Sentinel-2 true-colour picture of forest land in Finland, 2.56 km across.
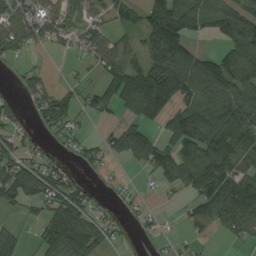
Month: August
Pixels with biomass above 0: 63%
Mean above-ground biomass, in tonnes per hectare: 66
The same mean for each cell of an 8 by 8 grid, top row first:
88 75 44 41 75 119 78 99
77 30 38 64 71 113 17 91
16 34 18 64 132 141 120 100
49 80 41 31 91 94 90 112
51 21 31 72 100 94 121 103
104 96 27 10 12 87 133 80
35 61 80 21 16 7 78 140
45 66 91 27 9 13 11 38
